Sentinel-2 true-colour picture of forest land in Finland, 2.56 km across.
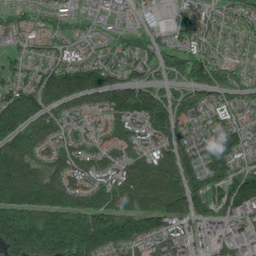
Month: June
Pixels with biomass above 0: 91%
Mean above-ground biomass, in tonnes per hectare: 105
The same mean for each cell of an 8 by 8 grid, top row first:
43 49 44 41 32 41 55 71
39 51 48 58 71 67 75 55
86 127 138 103 79 58 96 68
174 94 66 124 161 119 83 86
136 98 82 84 96 121 113 116
193 125 101 95 145 163 139 131
172 160 148 150 163 149 98 113
206 212 208 154 134 105 70 63
